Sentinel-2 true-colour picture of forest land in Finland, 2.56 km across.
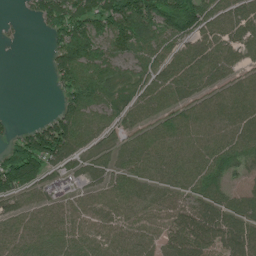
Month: July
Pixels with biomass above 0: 82%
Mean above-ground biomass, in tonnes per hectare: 73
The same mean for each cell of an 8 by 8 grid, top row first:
6 100 119 136 145 179 80 69
3 37 153 76 86 58 66 67
0 19 137 89 70 84 68 48
2 15 106 65 61 64 67 66
67 148 74 43 69 75 64 72
156 71 61 57 67 64 86 46
46 68 65 71 71 79 69 62
71 73 72 72 60 85 84 94
